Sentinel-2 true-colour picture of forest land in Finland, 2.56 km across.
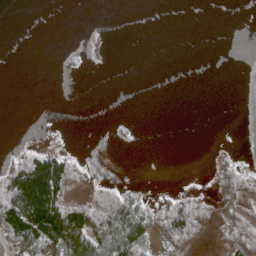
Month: April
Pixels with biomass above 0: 31%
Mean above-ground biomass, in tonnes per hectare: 28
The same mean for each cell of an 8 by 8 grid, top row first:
0 0 0 0 0 0 0 0
0 0 5 0 0 0 0 0
0 0 2 0 0 0 0 0
0 0 0 0 0 0 0 0
3 16 1 3 0 0 1 0
108 183 24 1 0 1 15 61
142 176 74 104 50 71 46 50
81 116 103 105 59 92 17 87
